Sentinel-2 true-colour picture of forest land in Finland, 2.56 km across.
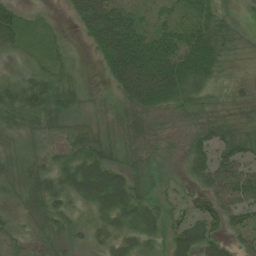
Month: July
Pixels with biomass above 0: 86%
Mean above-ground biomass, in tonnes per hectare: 41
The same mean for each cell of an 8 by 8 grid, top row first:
38 8 46 80 33 41 59 24
27 20 5 88 85 75 75 35
32 41 12 45 108 82 39 13
37 54 32 30 64 28 34 27
21 22 42 46 41 22 50 52
35 39 43 49 33 17 64 85
18 43 21 40 33 22 61 58
24 28 29 27 22 43 45 25
